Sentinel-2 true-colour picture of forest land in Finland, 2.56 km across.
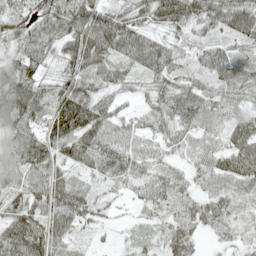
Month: May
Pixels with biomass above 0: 93%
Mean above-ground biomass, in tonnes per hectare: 50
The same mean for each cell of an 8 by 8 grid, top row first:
44 54 64 55 45 75 67 82
39 44 80 70 69 32 41 30
92 41 61 43 27 43 43 58
101 60 109 43 29 68 63 37
49 58 83 57 39 36 36 67
56 73 28 39 43 35 35 55
54 58 61 16 23 37 50 26
82 71 17 7 24 58 13 23
